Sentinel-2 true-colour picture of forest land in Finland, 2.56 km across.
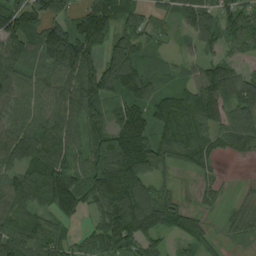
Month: August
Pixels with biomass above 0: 87%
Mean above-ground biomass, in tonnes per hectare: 83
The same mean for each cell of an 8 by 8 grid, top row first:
128 96 76 95 45 40 68 91
114 145 138 81 63 17 54 56
90 76 120 124 94 46 137 90
79 97 100 64 107 149 136 105
111 90 62 87 106 97 71 68
81 123 73 127 107 18 25 2
80 67 70 129 158 60 18 36
96 71 43 109 99 35 34 24
